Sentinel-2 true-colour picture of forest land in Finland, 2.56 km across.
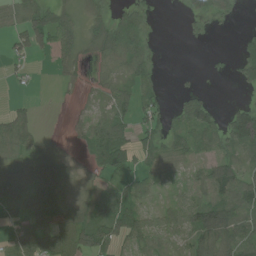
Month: July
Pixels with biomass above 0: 64%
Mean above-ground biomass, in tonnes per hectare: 47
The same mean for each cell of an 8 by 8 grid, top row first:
42 75 40 64 46 3 62 15
36 47 54 92 69 0 5 29
11 3 19 42 49 3 7 32
36 0 7 55 46 33 63 68
70 16 15 113 48 38 46 80
69 95 7 36 30 24 64 57
30 86 41 85 34 46 94 72
65 88 85 77 53 26 76 75
